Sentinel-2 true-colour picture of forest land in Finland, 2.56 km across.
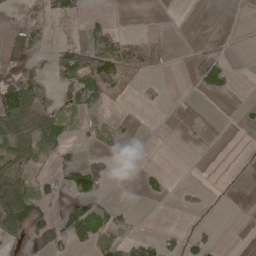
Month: May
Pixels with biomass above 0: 33%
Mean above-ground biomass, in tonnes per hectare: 23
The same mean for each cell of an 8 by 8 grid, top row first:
14 26 21 3 0 0 0 4
73 17 36 50 51 0 10 0
60 15 54 72 9 0 44 0
85 32 29 3 0 0 0 5
59 45 11 13 0 0 1 0
41 20 66 13 14 0 0 2
153 30 46 17 0 3 4 0
43 63 28 32 31 22 17 0
